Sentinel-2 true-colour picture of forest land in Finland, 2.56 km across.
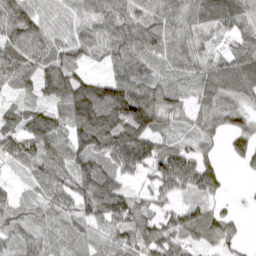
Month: April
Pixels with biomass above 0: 88%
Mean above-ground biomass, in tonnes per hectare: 81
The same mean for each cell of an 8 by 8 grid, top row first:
112 76 72 103 92 83 78 77
82 77 78 89 94 77 50 59
37 81 75 88 89 57 77 96
42 64 130 184 170 63 70 70
98 92 91 154 147 47 49 74
21 102 97 93 60 148 100 15
57 63 67 132 81 57 58 11
62 59 50 77 133 86 57 34
